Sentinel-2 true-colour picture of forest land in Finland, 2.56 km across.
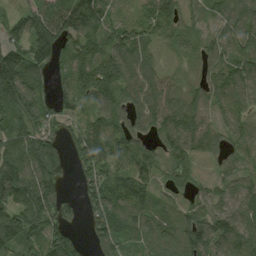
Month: August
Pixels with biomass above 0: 88%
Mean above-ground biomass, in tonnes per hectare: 104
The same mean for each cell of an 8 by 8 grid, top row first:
82 142 215 80 119 126 53 106
116 147 105 123 106 60 75 105
185 68 112 141 106 42 83 99
114 98 95 106 100 143 90 78
108 107 135 143 64 122 84 93
138 113 59 124 110 75 38 76
122 140 58 136 89 64 84 106
116 119 49 104 82 104 150 128
